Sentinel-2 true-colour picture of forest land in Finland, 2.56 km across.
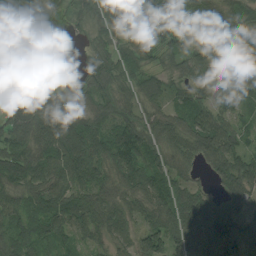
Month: August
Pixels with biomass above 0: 91%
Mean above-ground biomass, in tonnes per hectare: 86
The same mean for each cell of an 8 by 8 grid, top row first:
154 46 53 129 159 105 112 74
118 21 18 74 49 86 88 84
128 48 34 77 65 53 77 69
94 112 52 78 65 62 72 46
81 103 112 116 109 78 106 65
95 94 91 72 107 66 42 121
81 125 110 73 72 112 95 84
86 86 59 60 85 100 153 141
